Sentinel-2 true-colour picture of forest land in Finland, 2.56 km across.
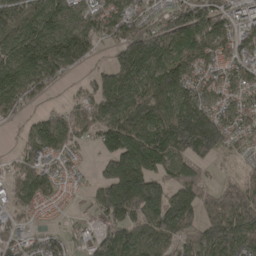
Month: April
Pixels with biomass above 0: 86%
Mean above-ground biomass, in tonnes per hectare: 125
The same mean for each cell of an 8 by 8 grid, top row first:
161 150 97 120 94 133 161 85
186 234 211 82 196 148 123 102
175 159 31 105 133 157 91 98
69 42 80 130 158 177 146 88
30 121 50 123 202 202 256 67
72 114 31 172 208 118 41 57
76 54 14 173 212 216 107 203
65 77 25 149 145 135 168 165
